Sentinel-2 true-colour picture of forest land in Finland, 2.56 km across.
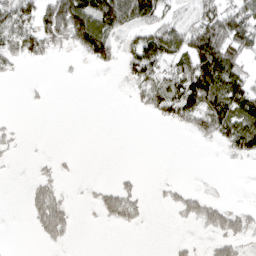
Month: April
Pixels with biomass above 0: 41%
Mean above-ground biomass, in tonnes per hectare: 39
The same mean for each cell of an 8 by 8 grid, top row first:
94 96 126 106 92 47 82 90
58 48 54 68 97 81 126 80
5 1 2 1 73 76 139 67
0 2 0 0 20 80 88 92
13 0 0 0 0 0 14 79
1 18 3 4 5 1 2 0
0 84 4 47 18 24 47 26
0 26 2 0 0 7 17 49
